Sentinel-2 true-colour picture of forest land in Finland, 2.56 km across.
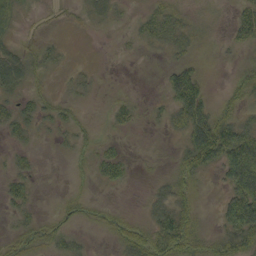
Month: September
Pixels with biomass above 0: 57%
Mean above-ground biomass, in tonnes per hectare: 23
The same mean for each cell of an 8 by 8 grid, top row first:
17 7 10 15 17 26 6 40
16 16 0 1 9 24 11 22
27 9 11 1 1 55 16 29
27 19 11 16 5 45 53 28
12 2 14 12 1 10 110 91
22 0 6 26 2 26 15 95
21 3 16 9 10 35 3 87
18 21 10 11 41 55 20 54
